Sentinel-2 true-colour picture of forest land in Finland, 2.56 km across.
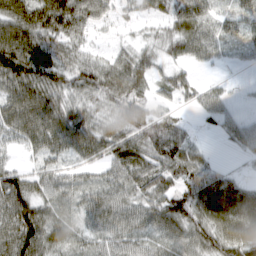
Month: March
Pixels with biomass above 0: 87%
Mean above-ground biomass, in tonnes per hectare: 52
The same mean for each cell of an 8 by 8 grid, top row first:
75 90 74 27 24 58 42 43
92 69 39 16 33 43 52 27
79 74 58 72 56 43 11 6
67 75 55 48 48 22 34 20
34 58 65 62 66 71 12 35
49 44 29 44 65 52 54 20
87 47 40 59 53 65 82 88
91 69 34 49 42 51 71 94
